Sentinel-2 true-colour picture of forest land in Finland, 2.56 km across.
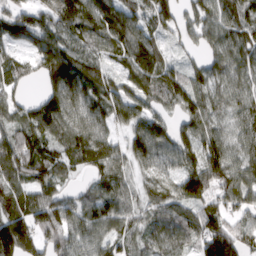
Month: March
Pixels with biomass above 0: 90%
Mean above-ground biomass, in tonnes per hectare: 88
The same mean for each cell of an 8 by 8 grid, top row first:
87 66 145 113 76 90 87 92
45 94 78 82 119 34 65 92
69 92 128 66 102 87 88 74
60 111 104 83 73 64 87 77
111 85 140 86 109 106 97 74
100 80 35 93 45 78 152 90
96 110 75 64 64 79 81 70
182 101 76 75 63 69 136 95
